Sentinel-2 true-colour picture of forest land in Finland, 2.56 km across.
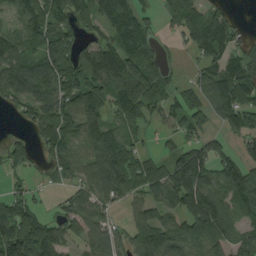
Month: August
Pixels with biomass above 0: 77%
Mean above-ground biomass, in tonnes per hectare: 97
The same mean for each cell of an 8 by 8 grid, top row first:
90 139 97 118 59 84 95 14
91 163 86 92 87 18 128 61
130 120 123 150 167 27 105 131
40 119 171 84 71 73 98 133
70 81 93 115 30 48 81 58
43 26 84 150 105 145 126 138
98 23 105 58 74 98 176 84
172 149 62 93 135 119 99 77
